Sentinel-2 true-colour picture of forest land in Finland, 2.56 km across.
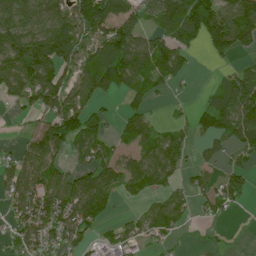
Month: July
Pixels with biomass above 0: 66%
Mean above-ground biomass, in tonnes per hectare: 75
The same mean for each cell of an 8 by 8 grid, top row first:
103 89 128 116 75 108 122 122
131 149 96 117 83 94 52 56
125 127 86 97 88 41 7 84
22 79 111 23 47 14 64 123
19 112 67 57 96 77 36 65
85 91 72 89 103 49 42 53
75 122 120 43 42 75 49 19
66 81 69 57 52 20 11 2
